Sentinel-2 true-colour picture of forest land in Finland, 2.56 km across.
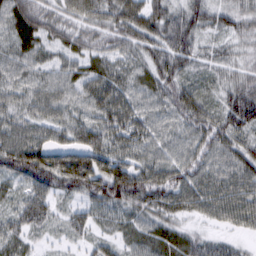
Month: March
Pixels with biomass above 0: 94%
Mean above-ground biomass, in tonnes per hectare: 57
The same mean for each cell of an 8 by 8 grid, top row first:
71 56 59 67 77 62 63 53
53 45 53 50 63 87 36 30
44 44 54 63 49 71 38 48
49 51 45 74 46 61 63 104
64 62 73 60 49 43 67 56
60 95 109 96 68 67 58 62
46 45 37 56 60 58 56 65
48 18 27 39 54 55 35 17
